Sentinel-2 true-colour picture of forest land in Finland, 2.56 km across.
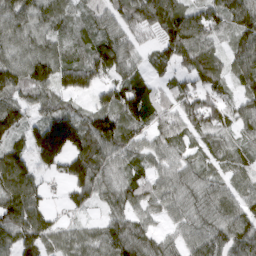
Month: March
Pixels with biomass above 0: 88%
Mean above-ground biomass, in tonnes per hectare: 76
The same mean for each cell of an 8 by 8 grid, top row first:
87 73 38 56 99 107 77 96
74 67 49 98 30 112 76 69
94 96 104 65 61 40 76 60
99 65 45 104 123 65 91 61
55 206 110 94 57 53 38 43
150 37 115 58 63 64 53 41
127 45 40 55 64 62 84 78
87 68 54 85 82 54 98 111
